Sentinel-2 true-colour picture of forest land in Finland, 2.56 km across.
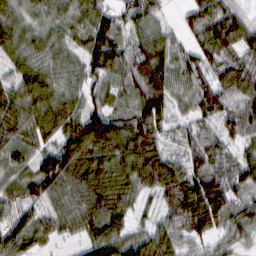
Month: February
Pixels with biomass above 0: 92%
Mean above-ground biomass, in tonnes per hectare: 76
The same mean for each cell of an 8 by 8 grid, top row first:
61 63 60 55 71 15 91 46
67 62 50 116 96 50 77 77
59 71 65 62 141 72 60 82
79 87 86 63 124 55 79 65
83 60 139 97 110 34 66 42
68 121 112 94 92 93 103 65
65 70 109 105 28 98 160 65
74 38 48 100 75 71 55 48
